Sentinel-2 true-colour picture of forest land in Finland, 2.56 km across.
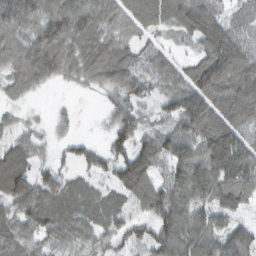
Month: February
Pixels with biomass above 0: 90%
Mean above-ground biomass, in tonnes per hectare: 76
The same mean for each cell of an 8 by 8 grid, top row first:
90 117 114 75 91 73 99 35
74 118 76 71 45 30 100 91
65 61 52 85 65 68 145 124
24 13 8 45 42 78 136 115
54 29 37 53 71 98 129 111
113 54 38 60 107 85 121 113
68 101 71 61 59 104 73 59
84 53 47 50 54 111 90 86
